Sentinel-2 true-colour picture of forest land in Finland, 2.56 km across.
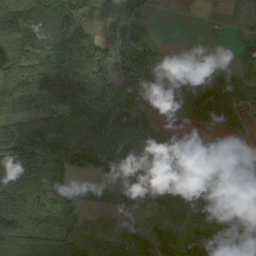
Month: September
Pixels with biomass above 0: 79%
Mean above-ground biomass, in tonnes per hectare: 87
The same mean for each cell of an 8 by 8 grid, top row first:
82 124 85 15 17 0 15 25
78 108 85 74 83 4 1 56
116 124 76 102 146 100 158 61
72 92 111 83 73 43 129 59
162 136 134 125 73 71 0 5
106 131 71 91 104 122 68 38
104 132 78 64 74 137 117 108
107 92 109 73 93 83 152 183
